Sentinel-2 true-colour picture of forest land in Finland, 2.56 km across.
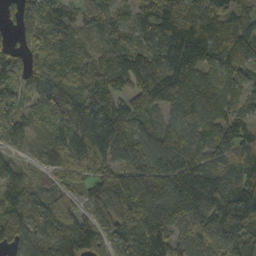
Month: October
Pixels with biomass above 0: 93%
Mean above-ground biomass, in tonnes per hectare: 97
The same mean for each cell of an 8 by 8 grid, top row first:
67 121 81 85 73 116 109 68
64 126 53 68 79 116 111 115
86 113 82 84 113 99 77 69
68 81 98 92 78 70 93 60
33 64 93 122 87 117 90 95
72 50 61 100 147 159 124 89
109 91 59 110 184 162 131 150
94 109 149 85 116 97 126 120
